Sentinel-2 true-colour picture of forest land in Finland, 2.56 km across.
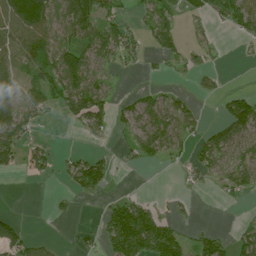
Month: July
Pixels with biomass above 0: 49%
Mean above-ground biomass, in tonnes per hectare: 41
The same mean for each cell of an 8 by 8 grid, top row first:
102 79 79 50 34 34 36 69
54 65 70 65 30 33 23 8
35 69 73 17 4 9 17 0
66 34 79 48 44 51 5 80
73 19 6 10 60 40 44 42
13 20 94 24 0 3 25 51
1 9 4 51 58 12 0 6
57 15 17 97 140 77 57 51
